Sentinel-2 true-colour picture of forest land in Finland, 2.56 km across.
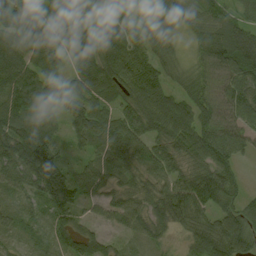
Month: August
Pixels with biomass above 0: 93%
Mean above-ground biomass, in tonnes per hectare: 81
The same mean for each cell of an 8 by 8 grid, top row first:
87 97 97 71 44 71 73 51
93 136 97 118 83 31 90 134
104 109 80 105 115 43 61 92
107 67 120 67 119 112 72 90
149 100 44 105 97 90 97 65
88 162 56 60 68 80 101 28
30 67 55 65 63 96 69 62
21 34 88 34 35 21 118 92
